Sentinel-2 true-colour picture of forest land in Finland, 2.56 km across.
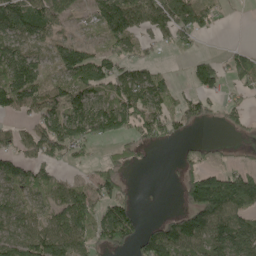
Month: May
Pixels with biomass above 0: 65%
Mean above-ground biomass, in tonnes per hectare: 70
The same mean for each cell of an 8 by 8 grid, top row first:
119 90 21 129 95 109 42 2
78 41 76 50 31 37 1 24
137 53 120 106 84 23 73 49
48 77 103 124 96 63 31 23
50 92 86 33 41 19 18 11
93 55 17 75 0 20 93 95
78 62 107 108 7 23 194 113
63 107 81 97 82 145 110 124
